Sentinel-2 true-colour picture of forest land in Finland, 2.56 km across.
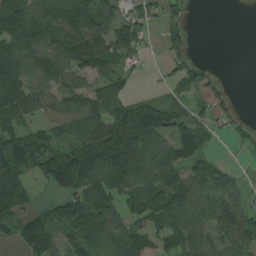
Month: August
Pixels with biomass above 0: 74%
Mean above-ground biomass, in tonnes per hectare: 86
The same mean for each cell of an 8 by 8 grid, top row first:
156 123 145 68 64 30 0 0
134 118 131 92 33 37 0 0
173 104 75 79 6 49 40 0
125 81 133 91 120 75 48 15
124 93 118 160 123 115 53 16
126 113 161 140 119 97 105 24
84 38 128 100 117 133 103 83
46 104 84 77 84 94 87 114
